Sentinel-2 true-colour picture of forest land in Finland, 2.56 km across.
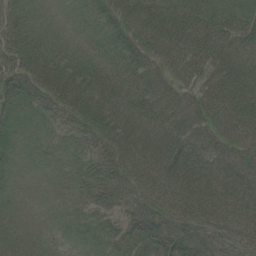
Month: July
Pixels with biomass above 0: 93%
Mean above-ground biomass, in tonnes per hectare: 46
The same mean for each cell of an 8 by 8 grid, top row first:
24 9 11 45 57 48 40 38
45 30 18 30 62 64 56 39
49 70 50 41 59 44 57 52
30 32 65 53 53 53 67 76
16 12 24 68 68 70 70 68
14 7 19 56 71 82 70 74
14 7 17 43 74 79 83 71
23 8 8 32 65 69 56 69
